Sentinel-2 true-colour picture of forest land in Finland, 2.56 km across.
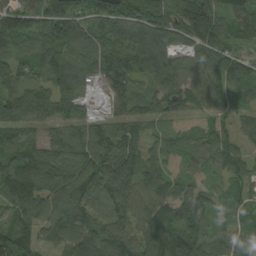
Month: August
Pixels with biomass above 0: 92%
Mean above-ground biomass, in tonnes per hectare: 94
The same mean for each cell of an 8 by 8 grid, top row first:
110 106 94 140 133 118 155 119
74 112 100 104 132 73 113 71
84 92 97 97 68 94 108 82
88 89 57 52 81 53 67 46
97 92 99 103 77 55 87 60
132 134 112 137 99 54 46 72
75 115 123 88 105 90 67 66
115 64 113 123 128 148 72 56
